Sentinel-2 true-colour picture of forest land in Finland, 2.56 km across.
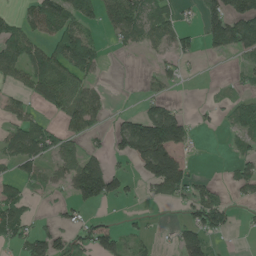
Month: June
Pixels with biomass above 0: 50%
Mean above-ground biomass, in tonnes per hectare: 56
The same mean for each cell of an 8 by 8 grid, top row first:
33 113 78 97 85 39 64 129
87 70 164 25 36 57 35 83
55 73 53 1 14 33 1 17
46 23 82 16 55 66 18 51
73 74 38 42 205 143 3 33
39 29 123 81 58 131 10 48
60 6 44 9 5 12 108 12
55 81 53 63 33 42 58 3
